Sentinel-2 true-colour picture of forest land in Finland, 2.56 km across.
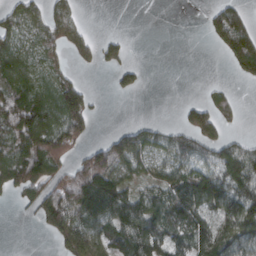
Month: March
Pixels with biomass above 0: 58%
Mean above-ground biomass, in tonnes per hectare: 72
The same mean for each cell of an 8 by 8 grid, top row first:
60 69 31 0 0 0 36 88
83 72 43 46 0 0 11 150
97 72 37 18 18 0 4 31
144 111 111 0 0 9 90 26
90 125 58 106 103 75 84 54
121 106 136 127 56 94 129 156
15 129 129 116 100 105 102 135
0 21 133 92 137 80 120 124
